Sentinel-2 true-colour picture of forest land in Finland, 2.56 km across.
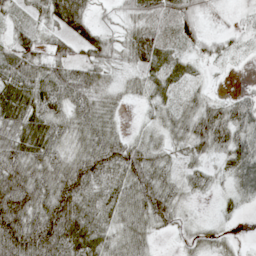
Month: May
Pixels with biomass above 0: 87%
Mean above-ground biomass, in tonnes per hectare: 49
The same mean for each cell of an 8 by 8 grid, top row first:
21 47 69 21 65 52 27 13
56 42 52 51 73 26 30 17
71 69 65 25 31 37 11 2
62 67 49 27 12 37 62 61
52 64 39 58 41 31 62 63
81 66 87 60 74 30 29 52
97 87 83 53 72 46 3 17
105 117 93 43 37 11 28 8
